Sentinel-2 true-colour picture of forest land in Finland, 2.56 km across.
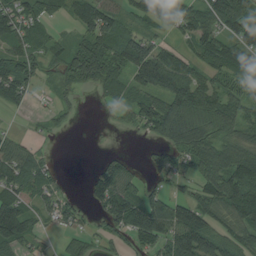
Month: August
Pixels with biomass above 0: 74%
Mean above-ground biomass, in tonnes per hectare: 66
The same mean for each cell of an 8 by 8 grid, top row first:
82 55 79 76 52 57 89 144
56 47 47 75 93 39 81 91
102 21 59 55 83 110 55 66
18 20 14 20 74 125 81 54
38 8 0 4 13 96 95 88
82 47 1 95 34 52 81 107
116 45 34 115 123 99 80 106
88 17 28 36 78 116 106 67
